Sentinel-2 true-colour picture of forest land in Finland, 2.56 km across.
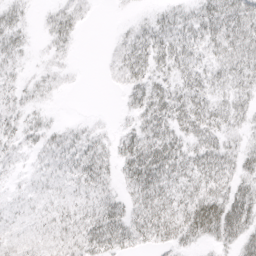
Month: April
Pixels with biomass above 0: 78%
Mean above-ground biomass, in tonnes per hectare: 24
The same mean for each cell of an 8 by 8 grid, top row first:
20 12 14 1 7 21 33 39
21 10 3 10 35 34 25 35
14 12 1 8 32 26 26 28
20 8 1 2 34 40 33 25
18 19 25 17 45 35 31 18
8 17 29 19 52 34 35 29
12 16 23 29 37 35 49 46
26 30 39 43 26 30 25 33
